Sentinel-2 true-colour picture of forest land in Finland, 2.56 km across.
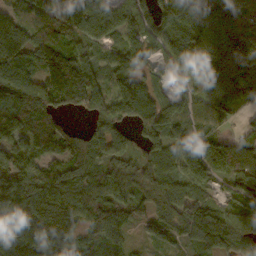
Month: October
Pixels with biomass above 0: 90%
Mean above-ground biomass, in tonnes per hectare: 102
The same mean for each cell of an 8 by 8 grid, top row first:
89 125 208 120 109 147 161 96
141 141 95 67 76 84 148 134
152 63 171 92 85 51 105 93
143 125 50 81 102 104 72 54
117 110 87 96 72 96 101 91
129 102 86 89 79 90 94 110
104 142 106 98 55 99 98 64
98 125 86 65 21 50 151 113
